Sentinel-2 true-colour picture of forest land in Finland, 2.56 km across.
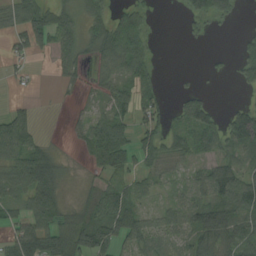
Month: August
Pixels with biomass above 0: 64%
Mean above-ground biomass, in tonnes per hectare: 47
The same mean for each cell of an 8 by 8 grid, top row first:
42 75 40 64 46 3 62 15
36 47 54 92 69 0 5 29
11 3 19 42 49 3 7 32
36 0 7 55 46 33 63 68
70 16 15 113 48 38 46 80
69 95 7 36 30 24 64 57
30 86 41 85 34 46 94 72
65 88 85 77 53 26 76 75
